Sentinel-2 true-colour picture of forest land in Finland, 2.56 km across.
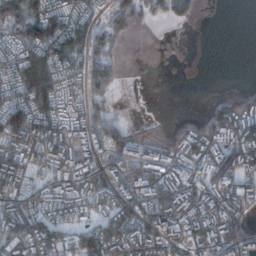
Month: December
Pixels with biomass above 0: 70%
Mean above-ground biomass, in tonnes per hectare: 80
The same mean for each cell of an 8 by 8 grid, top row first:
76 131 95 65 61 89 2 0
88 154 98 62 6 4 0 0
123 155 90 81 2 1 0 2
157 116 60 33 0 5 49 130
93 136 92 90 46 83 126 132
117 55 94 83 111 120 108 93
98 79 52 101 113 149 97 94
119 107 82 147 115 70 102 84
